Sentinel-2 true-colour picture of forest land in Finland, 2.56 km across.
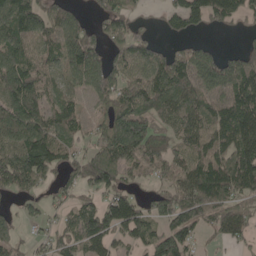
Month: May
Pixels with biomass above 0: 77%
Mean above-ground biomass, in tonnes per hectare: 92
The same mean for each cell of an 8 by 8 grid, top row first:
129 82 44 94 16 65 95 58
102 67 173 76 89 39 46 37
132 56 72 110 97 146 120 138
158 99 56 91 108 114 119 151
123 143 51 139 154 76 113 149
167 69 84 80 37 76 160 146
24 34 79 134 59 126 107 80
40 50 95 78 77 115 19 47
